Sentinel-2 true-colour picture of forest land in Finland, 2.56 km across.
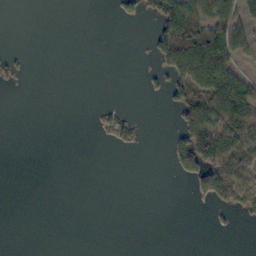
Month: November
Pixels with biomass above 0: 24%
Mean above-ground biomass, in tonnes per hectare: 27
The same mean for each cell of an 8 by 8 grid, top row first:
0 0 0 6 30 135 85 69
3 0 0 0 3 129 140 60
16 0 0 0 8 62 101 59
0 0 0 13 0 38 73 100
0 0 0 15 5 43 155 79
0 0 0 0 0 14 101 102
0 0 0 0 0 0 12 47
0 0 0 0 0 0 0 0
